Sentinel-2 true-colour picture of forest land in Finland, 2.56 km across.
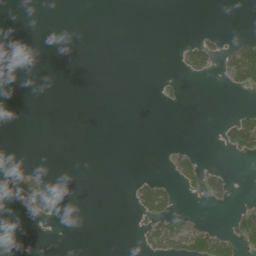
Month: June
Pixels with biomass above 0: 11%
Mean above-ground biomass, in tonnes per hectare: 13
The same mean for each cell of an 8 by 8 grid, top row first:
0 0 0 0 0 0 0 0
0 0 0 0 0 10 43 50
0 0 0 0 0 8 6 51
0 0 0 0 0 2 0 16
0 0 0 0 0 6 0 63
32 12 0 0 14 36 38 0
4 28 0 0 73 42 6 22
0 0 0 0 28 80 83 65
